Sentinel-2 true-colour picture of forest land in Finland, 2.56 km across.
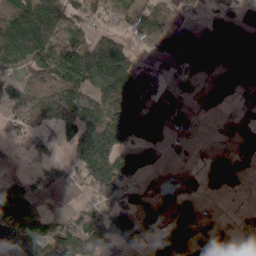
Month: April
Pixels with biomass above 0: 66%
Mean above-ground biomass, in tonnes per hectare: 93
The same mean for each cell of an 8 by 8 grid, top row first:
121 137 71 50 87 36 44 76
142 117 122 144 31 134 186 162
58 104 139 182 67 44 69 148
68 131 212 158 166 86 47 38
24 37 134 179 146 32 11 55
64 56 79 175 68 21 86 78
171 35 24 90 112 139 15 10
65 110 122 90 82 140 89 30
